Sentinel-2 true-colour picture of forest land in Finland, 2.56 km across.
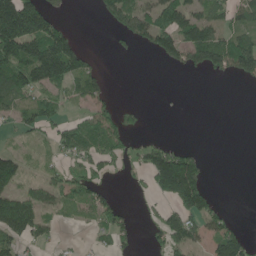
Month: June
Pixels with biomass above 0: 45%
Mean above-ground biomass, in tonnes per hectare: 61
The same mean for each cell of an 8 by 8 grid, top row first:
218 90 0 78 77 118 79 54
180 199 57 6 27 98 149 109
147 151 92 7 0 0 6 40
49 60 22 39 12 0 0 0
13 25 92 66 34 29 1 0
92 29 49 21 37 339 41 0
147 56 42 48 13 86 88 1
79 28 6 42 9 90 65 77
